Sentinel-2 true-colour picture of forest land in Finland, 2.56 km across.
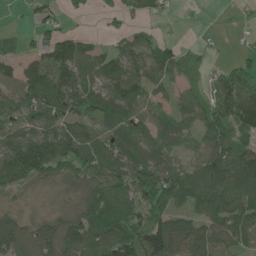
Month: June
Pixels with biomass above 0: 77%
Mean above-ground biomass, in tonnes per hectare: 73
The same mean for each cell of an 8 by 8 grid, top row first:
4 44 11 18 35 8 1 10
28 91 82 35 78 39 14 14
94 136 93 83 97 49 27 71
50 82 80 87 69 61 78 119
113 128 104 88 89 54 80 69
94 58 69 113 135 97 131 131
15 5 52 120 91 84 97 100
72 61 96 129 123 124 105 77
